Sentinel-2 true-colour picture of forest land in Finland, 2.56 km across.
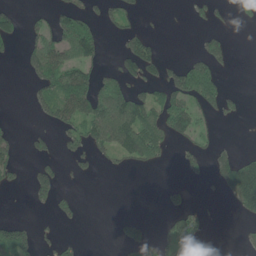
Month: June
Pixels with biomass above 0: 32%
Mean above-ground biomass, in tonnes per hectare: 41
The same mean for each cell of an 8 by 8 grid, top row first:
39 40 58 35 12 1 29 20
15 92 91 6 71 0 60 0
0 76 96 46 70 82 100 0
0 51 90 99 81 92 42 19
26 23 53 69 115 28 21 5
23 71 15 6 1 3 25 155
0 27 18 0 0 41 9 55
113 24 15 8 54 89 8 9
